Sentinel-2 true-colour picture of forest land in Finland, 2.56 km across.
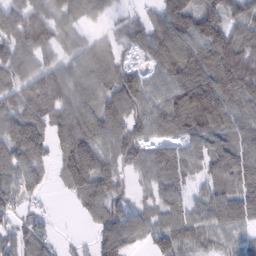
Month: February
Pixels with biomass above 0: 86%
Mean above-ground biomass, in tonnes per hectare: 94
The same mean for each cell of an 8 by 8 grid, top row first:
136 111 72 35 49 138 112 83
135 87 77 55 70 134 136 118
103 129 85 103 72 107 150 118
119 136 119 112 83 136 149 94
156 112 153 87 76 66 99 91
111 50 162 98 58 90 71 104
61 10 43 86 60 87 95 113
81 52 10 120 57 101 57 49
